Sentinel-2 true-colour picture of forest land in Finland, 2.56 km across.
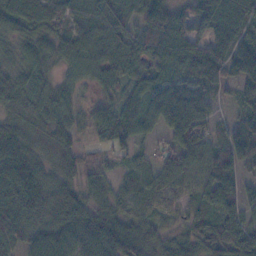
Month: November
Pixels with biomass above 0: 92%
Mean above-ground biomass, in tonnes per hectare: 66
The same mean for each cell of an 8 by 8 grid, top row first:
84 79 40 58 85 68 81 72
47 59 62 62 69 96 72 98
64 50 41 50 64 69 73 74
55 64 41 68 82 87 41 23
93 50 38 61 26 66 59 75
134 65 40 33 57 72 73 53
113 88 74 50 58 49 58 59
66 87 93 101 66 62 69 75
